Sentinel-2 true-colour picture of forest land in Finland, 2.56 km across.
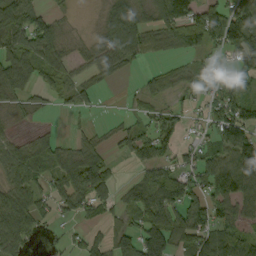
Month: September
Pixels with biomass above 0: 69%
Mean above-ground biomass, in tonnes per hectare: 64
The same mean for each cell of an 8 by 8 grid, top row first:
90 44 3 79 63 126 91 113
92 95 20 65 59 46 56 128
97 55 38 24 24 47 69 65
32 15 31 3 26 35 47 89
45 50 43 25 72 49 44 130
71 57 115 46 44 74 74 120
119 44 70 48 107 88 90 68
97 11 28 57 98 84 75 70
